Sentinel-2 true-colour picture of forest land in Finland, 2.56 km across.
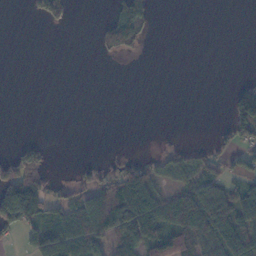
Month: November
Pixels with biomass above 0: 36%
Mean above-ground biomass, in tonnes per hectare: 37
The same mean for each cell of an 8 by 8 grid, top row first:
0 66 0 50 68 0 0 0
0 0 0 50 15 0 0 0
0 0 0 0 0 0 0 11
0 0 0 0 0 0 0 128
14 12 0 1 0 15 13 40
115 35 31 62 103 54 55 47
179 65 72 114 132 104 106 106
11 96 82 55 71 49 56 104
